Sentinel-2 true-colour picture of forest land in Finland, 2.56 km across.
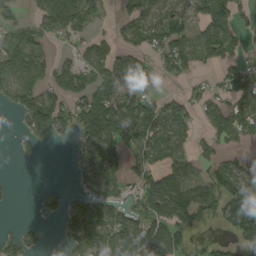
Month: September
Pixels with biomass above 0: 61%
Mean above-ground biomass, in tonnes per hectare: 64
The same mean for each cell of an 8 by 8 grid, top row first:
35 97 86 14 64 46 64 35
90 34 40 58 53 86 84 36
109 70 70 89 56 36 19 95
56 119 69 129 104 72 70 98
13 13 50 95 72 60 43 48
2 0 47 52 57 81 63 78
4 26 66 81 77 131 53 110
45 10 91 116 143 94 21 49
